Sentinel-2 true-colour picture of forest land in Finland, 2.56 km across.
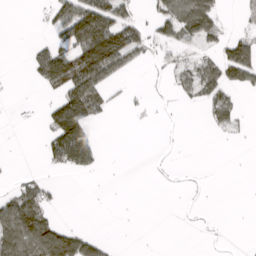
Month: April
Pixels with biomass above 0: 33%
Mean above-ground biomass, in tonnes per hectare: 46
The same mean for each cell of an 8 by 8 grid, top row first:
0 40 142 115 26 120 102 10
0 59 130 190 59 43 26 94
2 93 160 59 7 30 86 70
3 54 161 18 9 3 44 32
0 55 189 0 0 1 0 4
16 16 25 0 0 4 1 0
125 64 0 2 0 1 2 0
148 163 101 9 0 0 1 1
